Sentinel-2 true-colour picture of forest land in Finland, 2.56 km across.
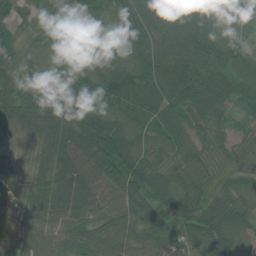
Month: July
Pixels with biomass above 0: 98%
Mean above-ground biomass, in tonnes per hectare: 70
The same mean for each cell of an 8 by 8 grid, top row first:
41 51 36 60 87 84 77 73
56 52 53 48 93 84 88 66
57 62 80 93 101 107 79 70
67 74 101 85 93 70 72 40
27 49 91 106 78 73 45 33
44 53 90 82 81 62 57 57
55 72 83 61 77 67 69 76
78 78 77 91 74 67 70 81
